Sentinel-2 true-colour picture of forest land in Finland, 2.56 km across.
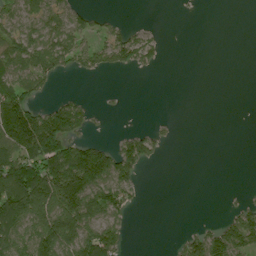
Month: July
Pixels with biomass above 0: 42%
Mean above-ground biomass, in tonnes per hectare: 52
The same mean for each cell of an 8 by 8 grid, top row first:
85 102 47 13 0 1 0 0
92 101 72 100 77 0 0 0
100 49 8 0 1 0 0 0
123 60 49 5 0 0 0 0
117 106 57 36 85 6 0 0
124 131 147 141 23 0 0 0
149 127 159 91 8 0 0 35
93 153 135 87 0 13 110 128
